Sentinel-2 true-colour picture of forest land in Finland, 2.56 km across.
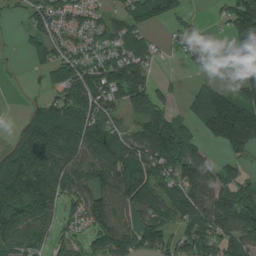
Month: August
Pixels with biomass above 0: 74%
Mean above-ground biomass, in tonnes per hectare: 85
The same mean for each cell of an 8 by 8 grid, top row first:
15 98 47 47 80 56 9 117
9 71 53 59 57 23 86 90
3 36 97 125 99 9 43 48
3 103 131 66 107 37 175 175
72 176 138 99 130 130 51 140
162 130 103 111 123 99 72 44
114 84 63 117 116 94 110 140
82 48 49 127 87 69 103 108
